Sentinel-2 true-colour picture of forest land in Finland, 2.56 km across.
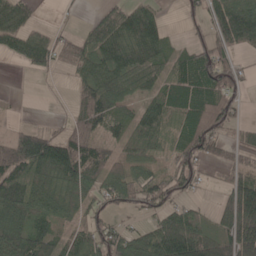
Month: May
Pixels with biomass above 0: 70%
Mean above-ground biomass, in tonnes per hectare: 68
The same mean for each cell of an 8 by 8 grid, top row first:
81 0 5 80 75 5 67 103
64 78 73 104 92 37 84 51
0 6 66 84 70 78 93 43
2 0 72 68 62 70 92 30
106 117 101 40 49 54 81 45
103 97 109 67 51 74 19 64
104 63 47 48 55 48 15 140
109 84 57 83 80 160 108 156
